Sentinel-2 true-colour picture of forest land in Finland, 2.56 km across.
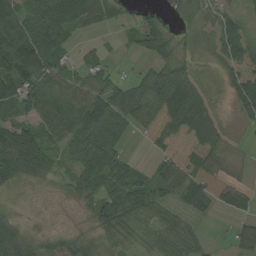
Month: August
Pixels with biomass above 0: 78%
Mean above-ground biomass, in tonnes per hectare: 47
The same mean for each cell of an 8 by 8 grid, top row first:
72 101 75 40 28 17 22 29
110 96 17 8 38 31 20 53
90 78 71 39 50 56 8 67
42 66 78 76 75 81 32 18
94 49 58 51 20 88 71 3
49 31 60 56 33 80 34 9
6 4 14 72 55 33 26 33
54 29 35 29 32 46 12 34
